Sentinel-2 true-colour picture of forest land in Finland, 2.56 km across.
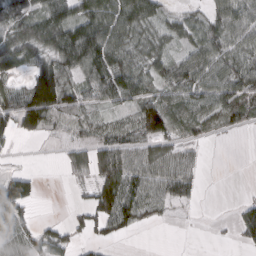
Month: March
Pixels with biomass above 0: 68%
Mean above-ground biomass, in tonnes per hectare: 57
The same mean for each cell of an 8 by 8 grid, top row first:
80 83 81 83 75 22 41 63
76 80 156 106 52 27 72 60
45 141 61 106 67 89 71 87
94 133 64 37 105 70 78 79
15 5 39 73 52 48 16 0
71 0 31 116 67 67 3 0
94 0 26 111 73 21 0 22
53 67 29 35 0 0 1 22
